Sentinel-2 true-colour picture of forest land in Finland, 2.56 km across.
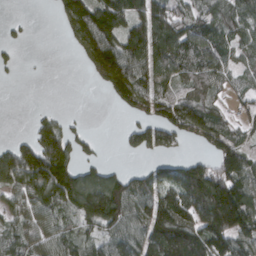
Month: March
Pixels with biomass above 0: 70%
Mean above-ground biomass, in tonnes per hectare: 88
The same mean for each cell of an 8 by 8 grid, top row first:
6 2 144 152 114 99 75 99
22 0 66 133 141 126 95 62
6 1 1 171 102 70 79 39
0 19 3 9 77 112 76 43
54 143 51 1 83 57 73 72
146 207 127 90 75 102 148 130
67 89 124 187 99 129 173 183
71 83 92 90 109 175 151 111
